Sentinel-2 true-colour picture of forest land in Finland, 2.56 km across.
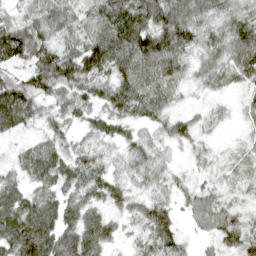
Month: April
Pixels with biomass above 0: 91%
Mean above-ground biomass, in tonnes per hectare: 61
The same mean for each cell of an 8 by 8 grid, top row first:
38 69 56 109 117 116 70 67
102 86 78 110 115 102 54 91
62 107 82 77 99 60 48 52
113 45 58 61 64 47 32 28
32 46 28 38 44 41 21 20
30 58 51 43 46 30 24 23
71 56 66 47 54 40 55 32
88 94 98 47 38 53 26 60
